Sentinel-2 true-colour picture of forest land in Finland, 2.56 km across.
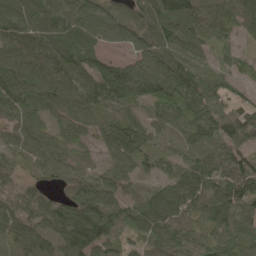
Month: May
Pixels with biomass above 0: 92%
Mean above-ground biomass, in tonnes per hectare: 76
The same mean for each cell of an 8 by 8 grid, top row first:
101 101 112 83 102 112 94 73
81 90 118 39 92 78 47 18
103 89 86 161 157 92 51 24
73 56 67 40 42 65 87 75
46 59 36 77 77 29 63 74
31 46 41 61 40 70 104 118
64 62 110 84 103 97 85 92
69 64 108 72 73 76 58 73
